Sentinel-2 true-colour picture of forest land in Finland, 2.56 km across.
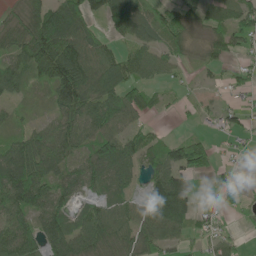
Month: June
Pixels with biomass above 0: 75%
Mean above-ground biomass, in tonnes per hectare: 60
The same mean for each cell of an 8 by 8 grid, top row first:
29 95 89 69 65 55 48 63
71 139 111 40 66 39 39 36
61 86 134 93 59 23 15 34
19 26 86 85 61 10 16 40
56 67 52 84 50 50 50 15
116 76 56 76 42 111 32 19
77 77 38 60 74 153 28 23
91 78 76 60 64 42 35 22
